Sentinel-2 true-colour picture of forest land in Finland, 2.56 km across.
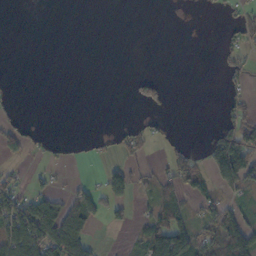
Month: October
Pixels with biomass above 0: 29%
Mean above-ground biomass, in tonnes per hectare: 29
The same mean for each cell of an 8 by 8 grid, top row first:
0 0 0 0 0 0 1 25
0 0 0 0 0 0 0 34
2 0 0 0 35 0 0 22
12 0 0 0 10 0 0 37
35 11 6 19 34 13 32 119
19 13 4 45 19 55 47 91
91 81 87 35 14 54 46 35
122 117 89 0 63 105 51 96
